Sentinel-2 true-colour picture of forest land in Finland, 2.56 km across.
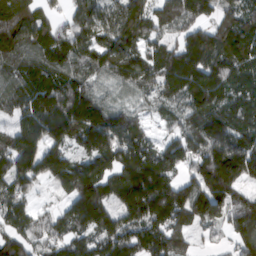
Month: March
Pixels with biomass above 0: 91%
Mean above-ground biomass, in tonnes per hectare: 151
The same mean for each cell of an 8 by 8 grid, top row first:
226 89 129 172 183 175 97 155
209 180 141 180 145 123 216 190
160 176 152 118 154 182 190 149
110 189 230 144 52 82 166 139
136 143 102 162 120 121 200 179
161 102 169 121 194 97 201 179
128 43 188 136 218 219 163 157
134 116 115 171 182 128 28 123
